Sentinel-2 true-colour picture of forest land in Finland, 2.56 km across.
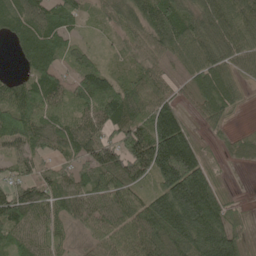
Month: May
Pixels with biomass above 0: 87%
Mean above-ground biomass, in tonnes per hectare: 80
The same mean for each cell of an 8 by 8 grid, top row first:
97 95 49 54 113 112 99 92
47 106 43 18 58 88 107 79
61 88 71 51 60 27 106 41
113 77 50 99 81 71 68 15
76 57 78 88 120 200 15 51
44 51 78 107 68 204 92 1
111 79 63 89 94 174 164 26
67 60 14 64 100 142 164 64
